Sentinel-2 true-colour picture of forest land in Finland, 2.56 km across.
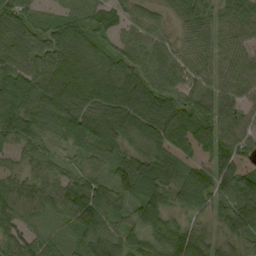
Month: September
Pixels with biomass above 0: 91%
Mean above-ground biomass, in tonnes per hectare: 65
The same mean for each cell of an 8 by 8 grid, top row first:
76 38 65 62 50 37 55 71
71 87 67 42 68 44 54 57
64 82 49 57 61 60 51 63
85 71 53 65 68 78 80 68
47 43 35 59 56 62 77 73
50 58 61 54 81 68 71 97
95 66 131 73 54 44 54 100
80 54 59 83 61 93 60 53
